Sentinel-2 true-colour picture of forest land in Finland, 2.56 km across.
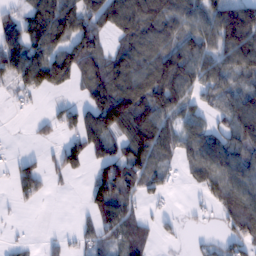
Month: February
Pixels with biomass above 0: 68%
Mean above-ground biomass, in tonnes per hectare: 73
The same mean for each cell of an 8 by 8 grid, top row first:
45 118 118 119 139 87 69 138
105 111 117 44 102 90 74 156
78 106 60 115 122 143 80 68
9 16 70 177 139 93 43 81
1 20 66 63 145 77 88 80
56 40 15 117 93 20 86 96
12 2 8 117 31 5 28 98
10 11 31 56 68 15 16 64
